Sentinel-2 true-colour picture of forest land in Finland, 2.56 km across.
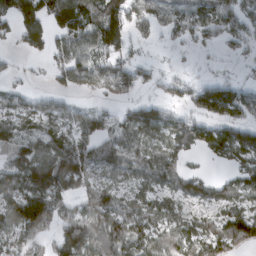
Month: March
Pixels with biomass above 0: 72%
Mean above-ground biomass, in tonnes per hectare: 80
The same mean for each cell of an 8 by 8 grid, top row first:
99 95 135 112 76 76 93 89
20 65 92 100 22 19 23 37
12 14 64 108 41 35 47 33
67 55 45 37 95 46 89 80
55 71 98 107 92 87 90 138
91 160 155 65 79 107 52 72
113 166 88 123 72 51 49 72
78 66 212 140 75 79 90 97
